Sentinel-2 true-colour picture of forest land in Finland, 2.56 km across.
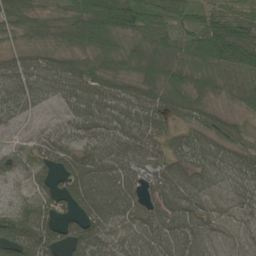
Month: May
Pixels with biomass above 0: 92%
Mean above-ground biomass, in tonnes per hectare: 77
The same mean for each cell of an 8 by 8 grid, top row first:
61 39 81 108 106 77 64 73
31 45 53 61 67 70 122 145
81 91 96 72 79 79 69 82
56 26 79 91 97 70 57 38
25 67 58 91 85 53 74 61
38 59 106 106 81 88 85 85
53 66 78 112 92 113 78 71
116 114 104 83 93 108 91 64
